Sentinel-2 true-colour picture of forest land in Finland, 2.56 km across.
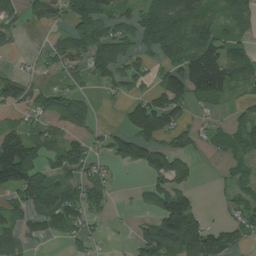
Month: July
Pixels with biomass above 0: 63%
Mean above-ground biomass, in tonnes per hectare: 89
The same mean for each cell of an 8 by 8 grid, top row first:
55 80 128 93 96 131 81 64
30 49 100 162 77 134 149 68
85 24 45 81 56 141 234 80
53 83 73 7 150 114 28 34
180 111 85 69 132 73 35 80
226 107 107 43 44 132 3 60
95 172 134 40 34 169 10 88
92 45 78 14 92 163 137 62
